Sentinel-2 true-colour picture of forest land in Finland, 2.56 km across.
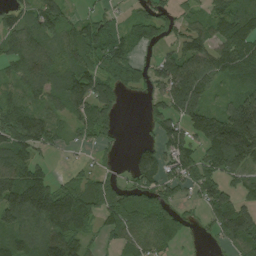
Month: August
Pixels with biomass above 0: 76%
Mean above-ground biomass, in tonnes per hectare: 88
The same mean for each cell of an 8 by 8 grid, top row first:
73 95 39 35 68 49 63 120
85 66 98 107 56 62 90 144
65 90 121 97 67 157 102 84
94 69 78 75 16 119 113 218
106 57 27 27 41 98 135 236
109 54 31 40 109 83 99 83
151 165 117 138 110 58 77 97
78 113 76 35 74 48 15 121
